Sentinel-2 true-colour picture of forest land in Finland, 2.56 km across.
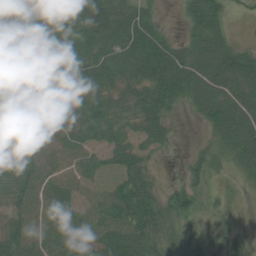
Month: July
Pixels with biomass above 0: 84%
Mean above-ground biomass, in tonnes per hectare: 52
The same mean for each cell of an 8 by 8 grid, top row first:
55 60 101 96 46 6 67 5
73 56 65 72 88 46 72 32
70 76 91 57 72 90 70 67
63 54 58 52 63 19 50 62
30 39 49 44 39 9 27 63
56 52 51 42 52 6 32 20
34 57 45 77 89 53 17 4
53 58 67 84 83 36 7 15
